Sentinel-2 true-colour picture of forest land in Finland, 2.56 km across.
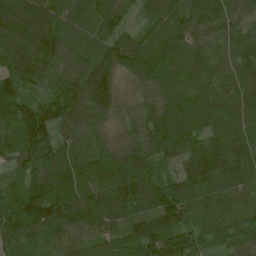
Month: June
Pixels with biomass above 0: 99%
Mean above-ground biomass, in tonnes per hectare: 126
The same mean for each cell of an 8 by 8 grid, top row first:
168 149 107 122 51 130 129 93
174 159 95 115 143 140 95 93
120 78 117 96 104 126 87 92
136 143 136 79 73 124 125 110
106 158 95 92 134 158 143 144
71 150 135 177 181 81 176 119
194 191 164 158 160 170 102 102
135 103 97 111 165 152 84 117
